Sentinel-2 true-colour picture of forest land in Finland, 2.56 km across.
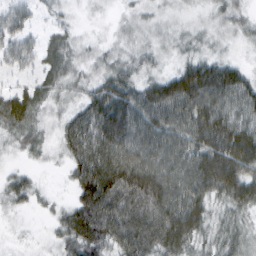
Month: February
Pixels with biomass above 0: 91%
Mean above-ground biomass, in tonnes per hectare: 52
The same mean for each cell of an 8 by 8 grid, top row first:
46 14 10 10 21 16 19 26
49 35 23 21 24 21 20 11
14 32 27 50 39 63 96 54
60 23 45 92 74 79 88 56
25 19 81 98 79 68 85 93
24 4 64 121 118 83 99 86
19 14 70 97 106 96 57 54
6 11 71 67 90 90 42 41
